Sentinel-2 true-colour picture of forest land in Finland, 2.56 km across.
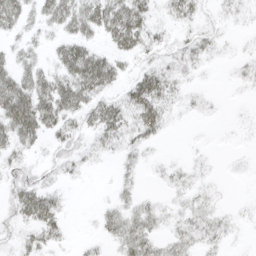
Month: April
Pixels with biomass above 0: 63%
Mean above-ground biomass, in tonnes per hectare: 22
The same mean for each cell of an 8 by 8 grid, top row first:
39 31 44 53 36 25 9 8
17 16 41 27 30 19 19 3
45 37 62 37 42 20 2 8
72 52 36 40 47 10 6 1
33 17 19 21 19 0 2 1
21 13 9 7 6 12 5 3
31 44 1 18 23 9 16 3
13 23 5 18 40 22 20 3
